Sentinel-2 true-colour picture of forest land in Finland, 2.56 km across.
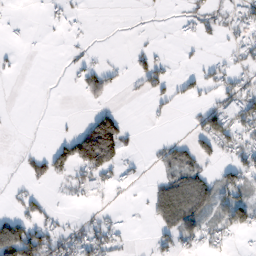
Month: February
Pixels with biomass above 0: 35%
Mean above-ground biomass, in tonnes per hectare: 34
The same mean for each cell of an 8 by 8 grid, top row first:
4 10 5 0 1 4 36 55
6 0 9 3 17 3 5 39
3 0 32 32 57 32 45 38
0 0 3 39 7 10 52 79
2 17 139 147 4 33 54 54
6 57 52 45 10 70 44 72
20 19 6 7 14 123 62 89
155 75 48 44 1 54 41 6
